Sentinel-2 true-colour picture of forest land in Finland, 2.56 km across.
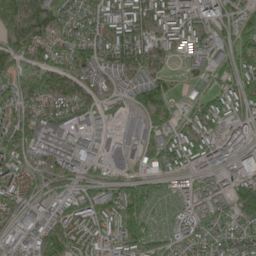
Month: May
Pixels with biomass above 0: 88%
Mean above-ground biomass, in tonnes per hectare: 99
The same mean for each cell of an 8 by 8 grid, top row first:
127 130 80 97 115 123 105 108
132 116 102 129 110 68 103 129
117 119 95 78 118 34 57 99
86 101 100 51 142 80 133 72
133 91 63 54 83 109 107 127
110 73 81 64 79 66 79 124
76 79 146 134 145 47 80 127
67 144 114 89 145 65 92 91
